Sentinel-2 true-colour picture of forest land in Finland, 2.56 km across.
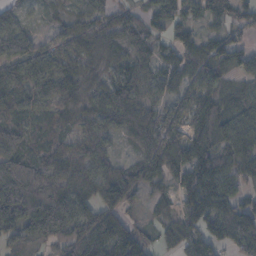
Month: November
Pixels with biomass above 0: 87%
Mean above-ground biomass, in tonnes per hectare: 71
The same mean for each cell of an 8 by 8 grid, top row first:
52 17 38 60 49 75 57 50
85 48 57 46 47 63 62 51
82 95 46 49 59 68 78 46
74 59 44 90 64 66 92 97
82 46 49 41 73 87 106 97
114 75 59 82 83 73 108 62
161 171 78 93 28 54 131 83
41 58 94 108 47 49 68 79
